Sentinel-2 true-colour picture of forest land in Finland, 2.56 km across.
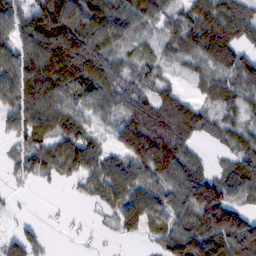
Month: February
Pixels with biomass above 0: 83%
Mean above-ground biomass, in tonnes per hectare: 77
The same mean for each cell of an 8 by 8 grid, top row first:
89 150 102 105 83 61 113 108
79 141 117 58 38 59 112 80
94 130 100 77 46 24 54 96
76 112 69 64 104 130 50 49
36 75 98 39 143 104 22 58
28 38 65 97 86 101 80 102
6 2 3 60 93 80 173 70
53 15 4 8 23 114 150 141
